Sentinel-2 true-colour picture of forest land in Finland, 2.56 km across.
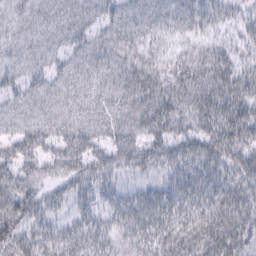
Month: February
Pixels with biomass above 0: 93%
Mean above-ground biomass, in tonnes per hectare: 39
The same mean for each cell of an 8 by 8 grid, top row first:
21 21 20 32 29 30 32 24
23 22 33 39 33 20 29 25
26 38 36 39 47 43 49 45
31 37 39 45 51 47 53 51
45 39 50 43 45 43 48 49
50 30 43 32 26 35 40 47
64 29 25 32 44 42 44 54
54 36 39 34 41 49 60 49
